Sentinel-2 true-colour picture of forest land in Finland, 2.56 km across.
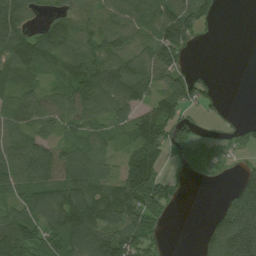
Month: August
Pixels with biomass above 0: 74%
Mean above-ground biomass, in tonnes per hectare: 85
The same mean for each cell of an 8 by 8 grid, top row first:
103 43 61 77 86 151 73 0
100 102 87 71 58 140 3 0
80 52 120 122 90 89 37 0
75 77 91 92 64 98 30 9
63 64 70 40 120 100 51 53
91 111 125 63 138 19 51 57
66 131 175 133 119 12 8 260
140 97 153 121 86 0 106 314
